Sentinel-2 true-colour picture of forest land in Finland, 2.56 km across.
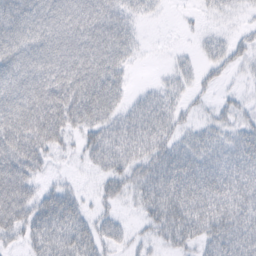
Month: February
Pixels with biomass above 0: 74%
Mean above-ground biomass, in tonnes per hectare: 41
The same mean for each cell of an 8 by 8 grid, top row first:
76 66 74 62 17 2 8 6
69 68 67 71 7 4 18 19
65 69 74 58 2 19 13 6
72 86 63 39 44 26 9 17
77 50 21 50 47 32 34 38
78 11 4 34 36 55 50 52
71 51 33 16 27 59 54 50
18 56 52 24 11 30 36 50
